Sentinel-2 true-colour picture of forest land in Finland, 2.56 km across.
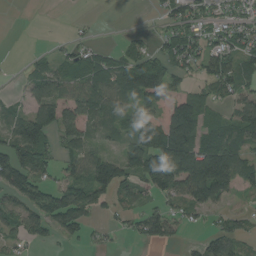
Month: August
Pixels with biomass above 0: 65%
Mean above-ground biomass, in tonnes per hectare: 63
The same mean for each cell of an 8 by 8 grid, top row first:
0 0 5 0 2 68 52 48
0 8 38 22 39 90 72 79
6 84 58 78 141 53 64 74
33 90 77 64 70 146 55 63
109 83 65 27 110 191 99 76
113 46 66 113 111 115 190 82
71 92 101 46 51 34 70 14
37 29 36 11 42 28 48 49
